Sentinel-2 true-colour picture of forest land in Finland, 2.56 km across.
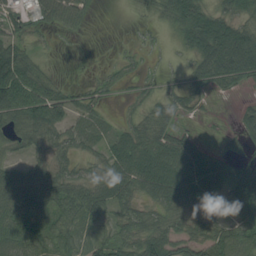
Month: August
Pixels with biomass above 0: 76%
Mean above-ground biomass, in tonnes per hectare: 53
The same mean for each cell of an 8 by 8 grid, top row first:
31 45 42 0 17 64 71 46
63 8 2 3 17 17 101 116
126 54 6 23 17 11 59 46
82 94 42 12 36 50 8 25
36 52 47 53 78 83 21 22
66 71 48 78 96 111 105 73
60 69 82 66 46 62 41 80
71 53 47 60 79 76 77 81
